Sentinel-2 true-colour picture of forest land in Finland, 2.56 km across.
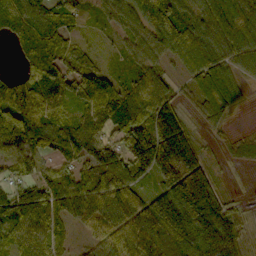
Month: October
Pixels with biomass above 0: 87%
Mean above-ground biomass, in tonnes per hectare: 80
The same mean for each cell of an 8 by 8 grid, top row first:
97 95 49 54 113 112 99 92
47 106 43 18 58 88 107 79
61 88 71 51 60 27 106 41
113 77 50 99 81 71 68 15
76 57 78 88 120 200 15 51
44 51 78 107 68 204 92 1
111 79 63 89 94 174 164 26
67 60 14 64 100 142 164 64
